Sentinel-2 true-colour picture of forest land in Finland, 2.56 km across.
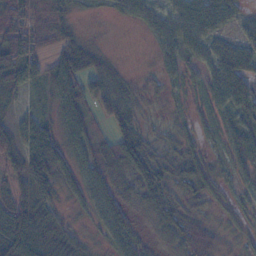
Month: November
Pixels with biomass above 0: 77%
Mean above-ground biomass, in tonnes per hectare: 42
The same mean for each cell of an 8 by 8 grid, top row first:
78 75 9 15 34 45 56 33
93 32 12 3 5 43 42 45
64 50 39 42 10 19 43 77
25 19 62 17 13 8 20 46
71 78 50 50 56 26 15 48
53 90 44 61 72 51 34 25
67 59 16 64 31 34 20 20
103 77 26 39 17 39 40 17
